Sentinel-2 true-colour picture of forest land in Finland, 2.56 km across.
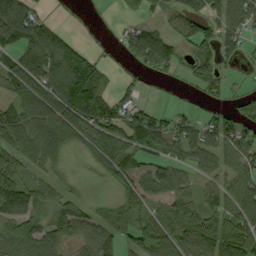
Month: September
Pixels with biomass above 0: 70%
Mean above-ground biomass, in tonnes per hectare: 71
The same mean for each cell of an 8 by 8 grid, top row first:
148 31 3 4 23 61 108 83
98 124 58 9 130 61 79 58
87 117 160 32 21 15 90 7
84 113 125 98 69 32 33 54
75 111 61 94 90 87 98 90
80 42 8 50 45 47 53 81
121 71 64 39 50 60 71 95
92 76 62 61 64 71 98 104
